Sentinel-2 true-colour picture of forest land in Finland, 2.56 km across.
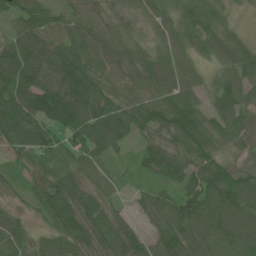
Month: June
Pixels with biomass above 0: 94%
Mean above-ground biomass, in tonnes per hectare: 72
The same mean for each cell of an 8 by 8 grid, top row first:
73 74 55 27 35 61 67 8
87 103 76 49 33 61 53 66
113 101 146 62 63 72 29 76
129 127 134 82 86 90 50 77
86 94 83 84 46 69 71 48
31 82 64 28 38 74 96 72
23 84 87 33 40 76 115 105
66 52 84 86 62 92 95 101
